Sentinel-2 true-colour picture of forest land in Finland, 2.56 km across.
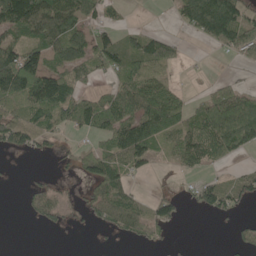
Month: May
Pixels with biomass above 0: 56%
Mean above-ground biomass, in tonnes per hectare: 58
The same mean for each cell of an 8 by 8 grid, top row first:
168 130 86 24 0 33 160 85
93 77 71 77 66 27 15 79
142 124 51 35 90 21 13 17
64 93 86 99 123 88 82 134
69 31 16 82 120 72 98 102
1 12 31 88 21 16 22 32
2 68 30 96 45 48 49 27
0 0 1 9 44 12 0 24
